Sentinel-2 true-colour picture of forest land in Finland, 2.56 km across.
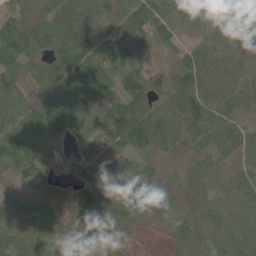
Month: June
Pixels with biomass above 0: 91%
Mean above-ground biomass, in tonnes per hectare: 50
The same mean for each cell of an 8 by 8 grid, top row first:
54 84 87 38 82 53 20 32
81 76 84 52 49 33 46 29
67 53 83 72 63 54 40 43
62 92 51 58 68 53 62 32
93 50 21 33 66 47 53 45
35 37 32 17 53 24 47 33
73 62 41 62 39 39 41 54
62 44 15 19 1 23 53 60
